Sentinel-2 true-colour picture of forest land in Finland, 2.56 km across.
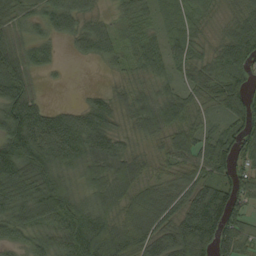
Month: September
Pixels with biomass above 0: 90%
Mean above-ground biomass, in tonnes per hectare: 68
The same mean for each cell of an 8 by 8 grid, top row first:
56 72 83 31 44 45 34 50
63 45 39 58 64 54 39 104
125 8 0 17 40 42 68 87
99 60 54 62 67 87 40 96
107 86 93 70 28 54 83 84
79 98 46 73 45 47 69 64
73 95 80 62 77 63 144 54
46 63 120 114 91 98 117 66
